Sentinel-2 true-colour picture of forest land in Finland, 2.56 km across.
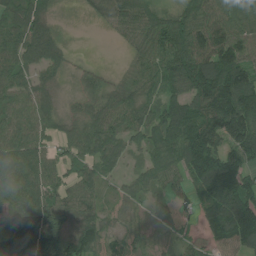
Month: July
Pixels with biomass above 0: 87%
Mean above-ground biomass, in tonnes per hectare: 79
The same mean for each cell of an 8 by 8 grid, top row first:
91 57 8 67 84 71 90 92
82 106 3 4 64 111 111 97
63 47 31 19 66 94 174 154
64 69 56 76 73 108 133 162
77 47 79 83 62 113 132 107
98 74 73 32 63 63 143 104
81 95 80 25 29 54 72 133
153 128 111 30 30 31 40 84
